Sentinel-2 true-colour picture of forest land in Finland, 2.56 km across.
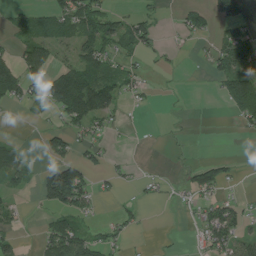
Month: July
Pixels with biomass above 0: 42%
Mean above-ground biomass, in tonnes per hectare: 34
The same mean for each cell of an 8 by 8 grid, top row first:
25 50 80 43 25 11 45 55
34 56 60 38 30 5 15 94
91 79 95 53 19 1 8 73
3 27 110 45 3 1 0 47
27 47 31 8 1 4 0 0
49 72 86 16 9 3 60 7
18 38 53 5 11 7 34 26
18 54 65 28 1 1 40 45
